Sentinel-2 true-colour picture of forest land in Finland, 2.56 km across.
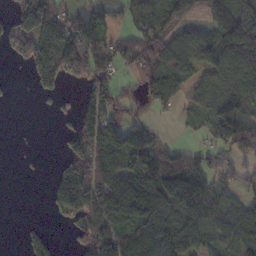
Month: November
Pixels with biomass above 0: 66%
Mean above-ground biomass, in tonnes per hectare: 84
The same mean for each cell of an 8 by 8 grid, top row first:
88 117 84 49 67 107 68 137
80 132 170 65 94 77 114 147
4 99 65 76 62 64 55 91
0 14 85 94 44 25 65 119
1 0 124 117 105 44 46 137
1 16 161 109 127 191 111 70
0 17 132 157 124 146 126 84
3 54 52 116 103 160 78 96
